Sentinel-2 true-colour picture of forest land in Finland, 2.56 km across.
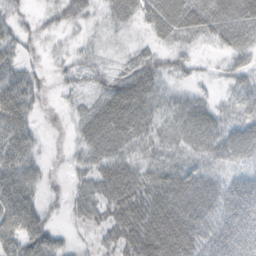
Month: October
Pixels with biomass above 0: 82%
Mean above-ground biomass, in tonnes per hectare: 38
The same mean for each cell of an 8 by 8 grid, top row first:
22 18 30 28 34 50 51 60
31 12 18 8 18 28 17 39
50 10 21 27 58 21 8 26
60 6 25 62 51 35 33 25
59 6 29 50 36 28 34 46
62 16 24 64 44 46 32 33
79 23 31 56 72 64 49 67
59 51 8 40 86 85 43 62
